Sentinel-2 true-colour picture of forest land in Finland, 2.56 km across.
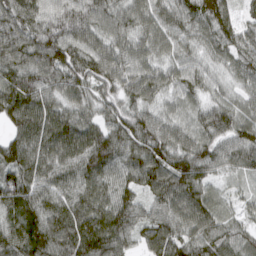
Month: March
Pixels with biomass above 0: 98%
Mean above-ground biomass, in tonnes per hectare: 83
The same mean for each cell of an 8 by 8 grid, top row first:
109 97 98 86 79 71 80 48
116 118 96 84 70 63 52 86
104 96 87 93 93 63 55 52
106 96 66 63 74 44 61 61
89 107 112 101 107 88 68 78
95 89 84 79 91 109 54 42
80 85 92 103 60 88 69 28
85 125 127 109 62 87 76 65
